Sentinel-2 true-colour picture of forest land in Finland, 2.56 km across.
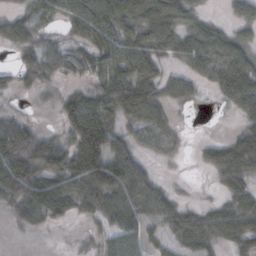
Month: October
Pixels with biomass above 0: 72%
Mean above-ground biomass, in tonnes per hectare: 45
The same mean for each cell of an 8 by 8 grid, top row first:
35 44 77 82 62 60 17 35
44 44 33 77 60 53 55 43
33 37 18 61 64 35 27 63
16 6 82 51 68 18 2 33
120 71 84 61 20 14 12 36
132 90 69 78 43 3 6 33
55 80 39 56 60 35 18 35
3 1 9 42 53 28 33 35
